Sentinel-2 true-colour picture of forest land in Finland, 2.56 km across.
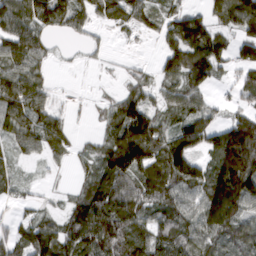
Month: March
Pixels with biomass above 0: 79%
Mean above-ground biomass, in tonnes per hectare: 75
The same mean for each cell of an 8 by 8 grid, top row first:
97 97 59 58 62 51 55 113
81 34 10 8 4 92 126 57
97 33 1 6 31 64 77 51
98 72 4 54 98 53 56 59
51 74 18 80 137 101 80 229
34 10 24 87 81 124 105 246
20 20 85 122 88 86 148 134
71 101 93 129 92 99 86 99
